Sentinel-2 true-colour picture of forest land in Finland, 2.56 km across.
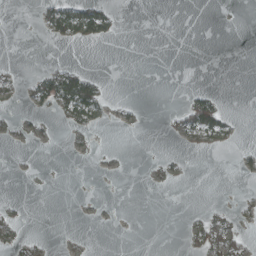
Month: March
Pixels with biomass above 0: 15%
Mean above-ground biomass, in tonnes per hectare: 7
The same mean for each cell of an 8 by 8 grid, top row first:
0 31 60 20 0 0 0 0
0 1 5 0 0 0 0 0
6 31 47 1 0 0 0 0
3 8 37 6 3 13 51 1
2 3 4 0 0 4 21 4
2 0 0 0 2 6 0 2
6 0 0 1 0 0 6 5
7 2 2 0 0 0 37 19
